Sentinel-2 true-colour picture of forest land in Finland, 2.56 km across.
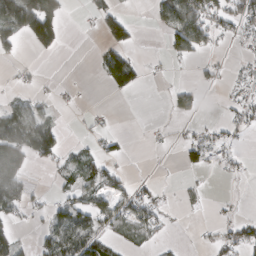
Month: March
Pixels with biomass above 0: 37%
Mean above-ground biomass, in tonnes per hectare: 32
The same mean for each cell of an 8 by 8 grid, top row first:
128 123 4 60 0 90 82 63
21 48 0 56 2 59 39 11
13 4 2 60 17 4 14 22
56 21 7 6 0 31 2 34
88 74 15 15 3 14 54 10
53 8 46 43 5 2 8 12
42 25 62 52 58 6 7 6
28 47 81 33 31 5 12 51
